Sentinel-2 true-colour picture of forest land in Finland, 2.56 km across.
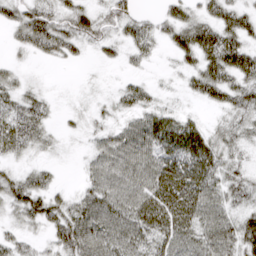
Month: March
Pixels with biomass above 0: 78%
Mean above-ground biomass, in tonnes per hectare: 37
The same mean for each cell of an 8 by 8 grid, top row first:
38 52 39 31 16 36 30 40
18 50 26 22 31 33 57 53
22 3 3 3 16 8 57 49
42 24 12 18 40 22 9 37
45 19 5 45 56 48 42 27
33 22 13 58 51 60 48 27
41 57 51 60 60 64 54 29
28 23 85 66 48 57 54 60
